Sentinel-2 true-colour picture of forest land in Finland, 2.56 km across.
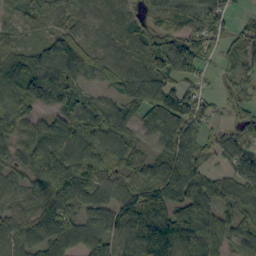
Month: September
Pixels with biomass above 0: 89%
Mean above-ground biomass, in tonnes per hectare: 86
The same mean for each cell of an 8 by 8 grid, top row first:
36 52 63 72 60 60 97 18
49 94 113 70 93 108 69 62
107 152 94 72 112 91 22 63
90 72 108 75 69 120 51 57
93 122 118 88 37 106 61 72
56 134 127 70 70 136 53 69
56 92 86 100 145 108 100 78
91 94 95 91 136 150 109 61
